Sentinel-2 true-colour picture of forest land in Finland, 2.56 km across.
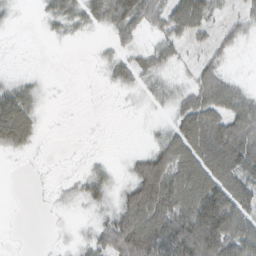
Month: February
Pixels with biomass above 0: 65%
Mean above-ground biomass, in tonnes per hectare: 45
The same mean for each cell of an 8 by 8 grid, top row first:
10 27 48 79 61 71 49 27
2 2 1 30 27 32 30 14
20 6 0 21 40 21 51 14
98 8 1 2 15 45 76 63
51 3 2 1 9 89 98 95
0 3 19 25 89 90 109 79
0 6 18 42 103 101 161 96
1 4 19 67 111 118 151 102
